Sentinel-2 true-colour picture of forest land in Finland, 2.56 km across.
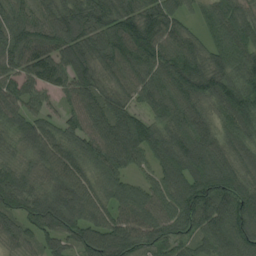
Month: August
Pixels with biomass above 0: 95%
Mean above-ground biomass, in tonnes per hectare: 100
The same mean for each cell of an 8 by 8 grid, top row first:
83 97 119 119 117 74 62 86
102 102 115 120 134 119 75 101
83 89 103 76 99 135 146 119
83 50 89 113 59 92 65 133
60 101 93 115 108 100 102 87
92 83 90 91 43 102 133 100
90 139 117 85 97 126 139 136
70 63 104 146 104 113 80 116
